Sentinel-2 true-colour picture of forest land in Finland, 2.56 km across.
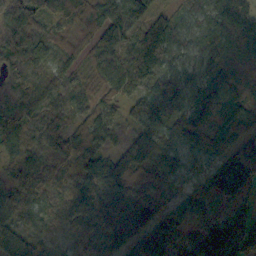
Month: October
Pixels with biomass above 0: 97%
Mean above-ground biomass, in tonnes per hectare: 96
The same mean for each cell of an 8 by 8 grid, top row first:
148 80 98 118 104 59 71 121
119 89 69 87 138 77 91 54
98 73 48 76 70 97 97 86
126 75 71 65 137 97 145 125
67 66 88 49 170 77 96 104
52 70 120 180 137 85 78 135
106 61 105 95 140 83 57 55
115 39 75 118 143 98 103 140
